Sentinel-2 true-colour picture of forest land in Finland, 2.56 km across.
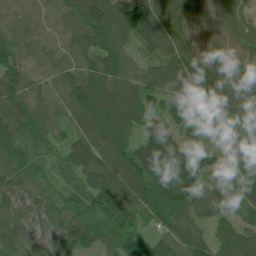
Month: June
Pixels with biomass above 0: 98%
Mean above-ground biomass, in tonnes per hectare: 103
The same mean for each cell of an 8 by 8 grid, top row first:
63 67 136 156 209 114 79 83
99 70 107 134 137 155 63 66
114 79 122 129 102 127 158 126
127 97 129 135 116 89 62 105
94 75 116 137 113 97 69 108
94 51 96 141 154 161 70 57
79 81 104 110 98 118 70 65
95 66 98 74 52 99 77 115
